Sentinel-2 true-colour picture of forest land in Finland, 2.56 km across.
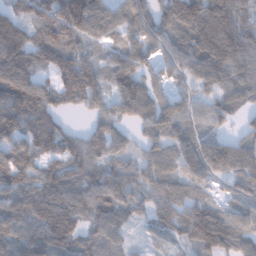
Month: January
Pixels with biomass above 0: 90%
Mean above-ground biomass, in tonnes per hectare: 102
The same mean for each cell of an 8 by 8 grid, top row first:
89 125 208 120 109 147 161 96
141 141 95 67 76 84 148 134
152 63 171 92 85 51 105 93
143 125 50 81 102 104 72 54
117 110 87 96 72 96 101 91
129 102 86 89 79 90 94 110
104 142 106 98 55 99 98 64
98 125 86 65 21 50 151 113
